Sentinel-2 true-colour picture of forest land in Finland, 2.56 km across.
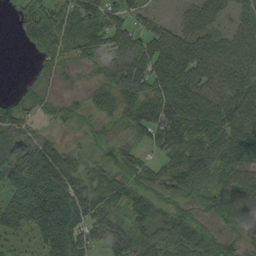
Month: August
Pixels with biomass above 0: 88%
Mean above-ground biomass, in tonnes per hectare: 71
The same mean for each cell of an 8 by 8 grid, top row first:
20 79 88 65 41 24 72 38
4 56 63 70 76 124 84 77
4 31 22 86 99 114 75 89
56 32 34 64 92 111 122 110
88 53 19 33 39 87 123 128
102 139 65 55 48 78 80 92
115 157 104 57 69 42 56 112
38 100 68 69 53 62 63 56
